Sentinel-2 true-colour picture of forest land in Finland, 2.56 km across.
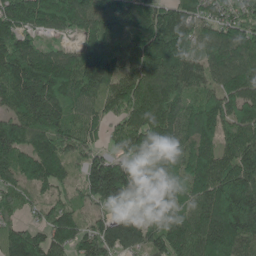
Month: May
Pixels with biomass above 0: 93%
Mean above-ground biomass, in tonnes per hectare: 146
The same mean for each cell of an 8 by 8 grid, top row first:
167 208 164 170 145 141 95 89
218 82 118 148 143 200 123 178
196 233 176 127 164 152 102 179
146 223 113 95 177 140 170 162
153 149 117 54 162 127 135 160
130 164 69 180 121 116 202 190
97 76 81 77 134 116 192 244
133 120 107 135 106 170 199 164
